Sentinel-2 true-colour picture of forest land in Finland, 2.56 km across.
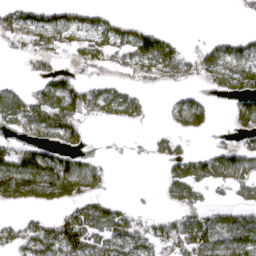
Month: April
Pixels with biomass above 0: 51%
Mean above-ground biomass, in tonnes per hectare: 58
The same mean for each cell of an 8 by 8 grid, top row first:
54 51 45 37 2 0 0 11
27 67 53 70 115 59 49 49
8 56 42 35 38 43 51 113
103 121 95 69 33 49 49 74
42 62 37 0 5 35 12 39
157 142 122 17 0 80 79 70
32 47 71 55 13 51 53 55
59 94 100 91 75 93 113 116
